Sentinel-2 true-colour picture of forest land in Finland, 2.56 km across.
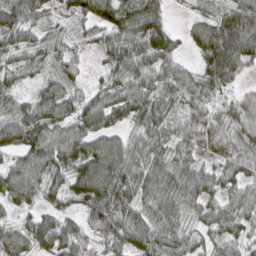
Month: March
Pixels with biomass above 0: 90%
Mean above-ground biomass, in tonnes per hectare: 49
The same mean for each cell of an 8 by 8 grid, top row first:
61 33 36 61 77 5 34 71
44 49 16 60 59 29 70 84
29 40 28 41 48 53 53 26
48 68 49 59 63 34 34 38
50 69 69 58 49 45 23 40
61 60 69 97 61 54 42 38
28 29 36 89 46 49 38 46
58 52 40 52 57 44 29 36
